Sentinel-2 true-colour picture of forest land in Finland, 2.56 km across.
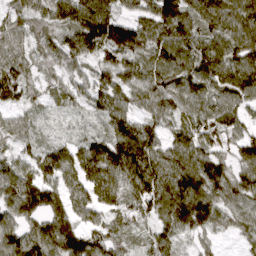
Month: April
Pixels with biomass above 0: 94%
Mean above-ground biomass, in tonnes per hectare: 99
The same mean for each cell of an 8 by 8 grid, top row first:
81 96 128 106 86 125 116 130
70 87 111 128 110 122 105 127
130 53 66 90 102 108 115 130
70 30 43 94 72 92 105 83
72 51 68 114 120 89 102 103
117 92 98 128 140 133 130 98
128 124 80 79 101 146 125 85
116 138 124 90 56 87 49 41
